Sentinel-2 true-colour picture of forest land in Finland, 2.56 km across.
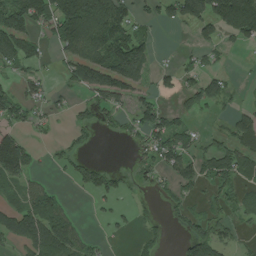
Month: July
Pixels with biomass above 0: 52%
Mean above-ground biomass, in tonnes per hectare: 64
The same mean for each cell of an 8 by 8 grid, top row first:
116 104 222 166 31 79 125 228
108 30 153 166 85 5 43 26
34 19 96 140 67 39 60 6
65 37 26 53 74 48 28 46
99 16 29 2 52 97 26 83
75 9 56 48 24 69 67 68
63 101 3 22 10 37 27 38
75 153 50 9 35 14 92 18
